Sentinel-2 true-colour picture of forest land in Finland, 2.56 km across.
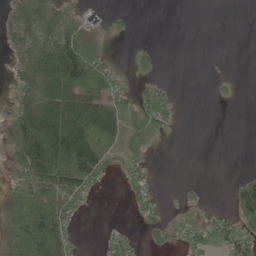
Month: May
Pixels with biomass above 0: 44%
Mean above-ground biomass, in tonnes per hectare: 37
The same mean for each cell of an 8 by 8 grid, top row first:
45 50 27 9 0 0 0 0
33 66 116 3 9 0 0 0
30 83 92 40 18 3 3 4
49 96 108 89 51 11 0 0
76 138 96 28 29 0 0 0
43 115 87 10 20 0 0 17
86 108 24 0 15 5 5 63
94 137 7 26 10 12 31 63
